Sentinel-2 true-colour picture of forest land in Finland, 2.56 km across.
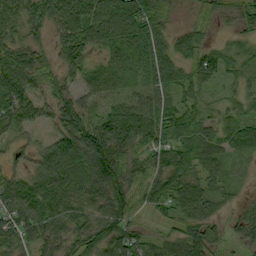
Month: September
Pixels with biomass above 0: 89%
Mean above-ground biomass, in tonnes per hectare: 61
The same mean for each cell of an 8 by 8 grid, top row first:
65 81 120 98 96 20 32 44
68 37 93 53 74 53 49 27
88 37 42 42 44 63 61 34
83 38 66 48 83 64 39 43
29 35 86 104 63 80 64 67
45 87 84 93 50 88 55 13
91 92 63 72 32 63 51 28
80 60 46 80 47 51 56 34
